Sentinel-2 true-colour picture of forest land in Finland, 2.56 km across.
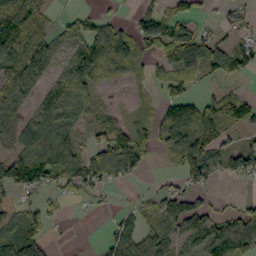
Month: October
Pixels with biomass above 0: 62%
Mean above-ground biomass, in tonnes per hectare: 56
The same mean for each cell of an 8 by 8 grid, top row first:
104 35 47 17 46 58 12 32
79 72 63 82 46 102 73 56
76 44 94 18 18 56 25 29
55 67 39 20 15 75 85 97
64 109 43 90 59 70 81 43
119 105 85 49 21 36 61 84
29 19 7 10 31 74 41 38
100 31 1 70 72 48 71 100
